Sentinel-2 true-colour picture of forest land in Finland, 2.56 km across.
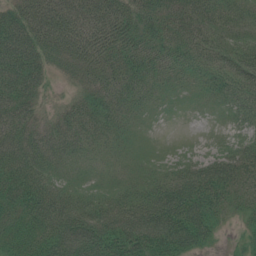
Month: July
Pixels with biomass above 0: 93%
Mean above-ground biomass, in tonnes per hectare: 48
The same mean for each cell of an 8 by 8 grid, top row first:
52 82 71 75 57 50 52 32
71 58 70 59 58 54 44 39
63 25 29 51 46 33 35 43
48 19 43 48 25 8 8 32
51 50 38 31 13 2 5 31
55 42 24 23 28 58 78 51
52 71 55 63 85 105 61 27
46 62 86 89 95 89 33 12
